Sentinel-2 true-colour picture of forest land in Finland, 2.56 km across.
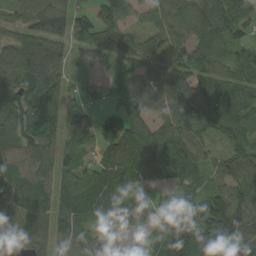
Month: August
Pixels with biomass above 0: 89%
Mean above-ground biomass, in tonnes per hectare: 84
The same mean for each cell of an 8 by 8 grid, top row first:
61 113 62 99 46 93 127 99
96 139 66 100 70 62 75 59
112 129 21 41 75 81 75 68
99 75 44 62 72 106 107 67
85 86 43 89 113 112 51 70
68 85 67 97 110 80 55 88
81 84 99 89 41 50 146 132
64 68 78 42 14 166 191 131
